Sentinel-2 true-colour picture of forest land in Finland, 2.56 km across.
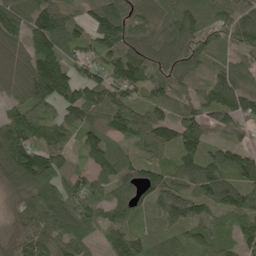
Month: June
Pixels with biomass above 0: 94%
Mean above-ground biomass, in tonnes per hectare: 114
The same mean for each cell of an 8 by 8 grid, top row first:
120 159 54 154 87 108 103 98
83 158 92 131 114 115 111 75
107 224 110 143 146 108 84 125
91 90 128 142 110 107 100 136
203 120 76 105 107 128 95 58
129 191 104 120 111 99 137 125
60 176 180 117 59 108 88 150
74 116 119 91 85 94 85 75
